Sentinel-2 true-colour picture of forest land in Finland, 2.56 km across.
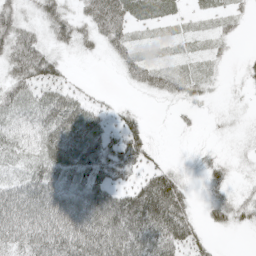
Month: May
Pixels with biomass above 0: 75%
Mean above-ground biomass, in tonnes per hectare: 40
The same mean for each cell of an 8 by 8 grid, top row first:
50 55 35 72 32 19 15 12
61 36 25 31 13 9 12 3
53 48 6 2 31 29 19 12
47 70 68 23 9 10 8 10
42 64 82 43 45 1 6 10
36 63 65 44 37 35 26 11
78 79 78 82 110 70 24 34
60 77 85 94 75 64 19 1
